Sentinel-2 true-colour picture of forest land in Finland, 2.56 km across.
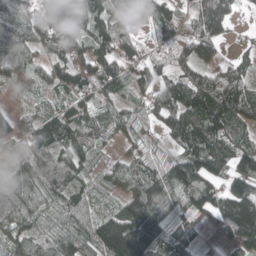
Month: April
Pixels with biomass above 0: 88%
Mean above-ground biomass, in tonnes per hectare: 89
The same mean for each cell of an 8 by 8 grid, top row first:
58 63 81 90 31 82 143 24
103 67 59 118 42 67 101 29
54 70 99 102 80 88 120 97
40 58 88 59 57 121 157 91
78 118 92 36 55 76 161 91
92 86 63 59 115 146 149 123
96 56 66 45 149 62 113 182
94 71 91 198 185 70 21 100
